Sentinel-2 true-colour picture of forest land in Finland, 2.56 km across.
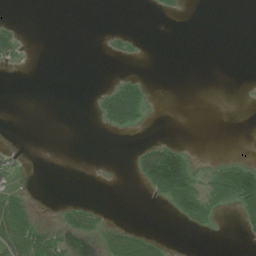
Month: July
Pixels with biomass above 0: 17%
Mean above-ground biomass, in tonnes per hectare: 16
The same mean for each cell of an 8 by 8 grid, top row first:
1 0 0 0 0 5 0 0
25 0 0 5 2 0 0 0
0 0 0 8 13 0 0 0
0 0 0 75 32 0 0 0
1 0 0 0 19 21 0 0
11 0 0 0 63 159 18 106
39 1 28 1 0 46 33 61
74 55 13 46 45 0 0 6
